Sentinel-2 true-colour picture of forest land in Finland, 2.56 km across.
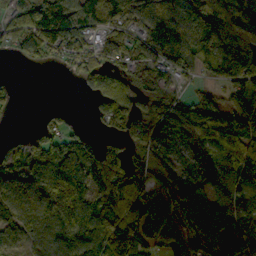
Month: October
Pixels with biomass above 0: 80%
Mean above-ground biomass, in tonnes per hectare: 90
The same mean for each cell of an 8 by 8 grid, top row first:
70 136 152 105 111 102 139 125
62 97 95 72 89 127 79 125
6 0 50 116 65 55 39 98
8 13 2 105 65 94 128 127
34 100 85 46 69 50 127 135
72 112 120 113 68 69 93 123
77 84 111 101 115 109 109 104
66 98 117 126 111 87 129 160
